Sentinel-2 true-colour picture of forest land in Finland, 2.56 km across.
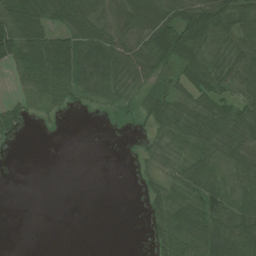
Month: July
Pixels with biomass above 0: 65%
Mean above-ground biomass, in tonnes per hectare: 50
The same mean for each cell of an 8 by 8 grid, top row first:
117 73 85 45 76 78 120 100
106 106 87 73 60 102 78 82
27 91 68 62 48 47 79 83
40 29 10 19 36 61 64 48
9 1 0 0 16 55 68 67
0 0 0 0 15 45 84 66
0 0 0 0 18 74 100 91
0 0 0 0 8 78 110 96
